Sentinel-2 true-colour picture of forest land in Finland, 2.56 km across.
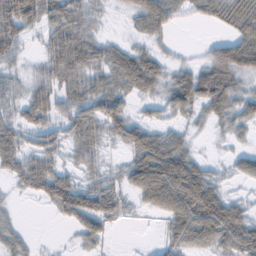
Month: February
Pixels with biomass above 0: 71%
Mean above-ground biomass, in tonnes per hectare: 40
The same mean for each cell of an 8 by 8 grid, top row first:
77 47 40 5 64 33 26 56
33 10 26 32 24 8 23 83
19 11 19 47 88 51 77 31
20 19 48 61 12 36 36 35
48 34 51 21 83 51 4 11
37 74 28 16 90 104 44 27
7 21 78 47 24 82 106 34
34 1 24 7 0 43 56 88
